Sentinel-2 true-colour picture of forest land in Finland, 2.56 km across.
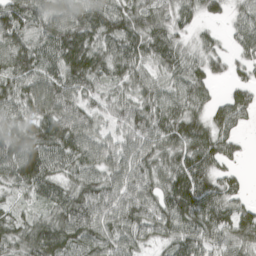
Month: April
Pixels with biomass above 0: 91%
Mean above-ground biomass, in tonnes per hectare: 90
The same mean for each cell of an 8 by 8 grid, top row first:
110 100 100 116 79 76 43 50
113 94 148 100 106 87 52 53
101 106 122 71 68 75 71 43
83 118 104 61 83 97 70 83
104 129 113 70 90 96 106 37
114 107 79 82 96 124 104 33
38 56 131 106 110 133 120 69
78 131 110 99 69 91 86 87
